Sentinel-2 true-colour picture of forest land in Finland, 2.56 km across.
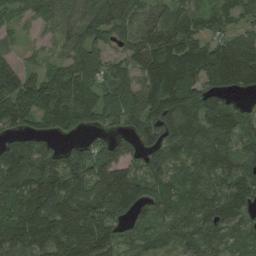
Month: August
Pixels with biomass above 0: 90%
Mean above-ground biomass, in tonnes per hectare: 116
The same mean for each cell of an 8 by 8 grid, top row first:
41 58 87 128 89 111 82 74
36 24 122 75 140 166 115 127
127 99 121 101 115 153 110 109
168 124 140 108 130 130 131 76
98 53 48 79 91 109 134 100
145 167 140 190 101 93 108 125
170 214 187 220 85 117 120 104
149 171 199 117 92 87 111 71
